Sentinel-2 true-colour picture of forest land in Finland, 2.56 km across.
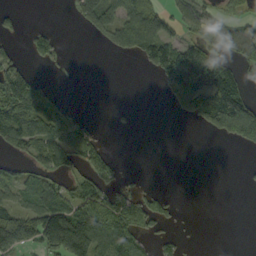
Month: September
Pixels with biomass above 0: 44%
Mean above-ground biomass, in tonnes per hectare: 58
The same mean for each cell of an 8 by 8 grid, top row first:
19 0 64 87 111 53 44 37
15 62 0 49 103 94 71 100
116 10 1 0 1 106 149 66
125 95 11 6 0 41 166 207
87 84 86 8 0 0 0 57
40 49 52 43 4 0 0 2
69 98 80 101 78 11 0 0
145 161 203 136 46 32 0 0
